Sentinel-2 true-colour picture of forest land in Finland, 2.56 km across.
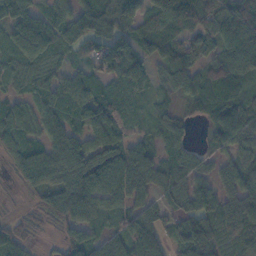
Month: November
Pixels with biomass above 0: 88%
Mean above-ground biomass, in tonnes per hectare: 72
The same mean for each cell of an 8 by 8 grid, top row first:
98 72 85 89 103 136 97 110
91 90 59 108 60 90 69 120
53 58 62 65 58 72 86 77
68 80 69 93 36 44 66 88
76 79 80 86 44 43 30 72
45 77 88 104 94 60 41 70
11 63 80 66 63 47 71 83
63 10 67 58 91 50 78 57
